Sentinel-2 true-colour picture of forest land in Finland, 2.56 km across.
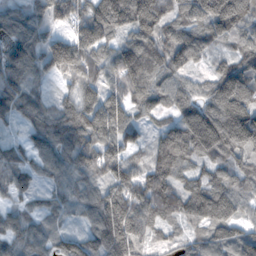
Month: November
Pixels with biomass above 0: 91%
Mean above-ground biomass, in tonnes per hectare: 95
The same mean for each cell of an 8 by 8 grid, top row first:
68 75 88 160 159 89 169 161
86 93 145 85 126 116 75 75
89 37 112 74 94 68 66 148
73 76 114 98 44 70 100 127
37 83 101 96 41 142 151 135
92 56 78 91 94 100 79 91
43 51 59 106 135 108 158 85
75 63 79 146 90 34 93 100
